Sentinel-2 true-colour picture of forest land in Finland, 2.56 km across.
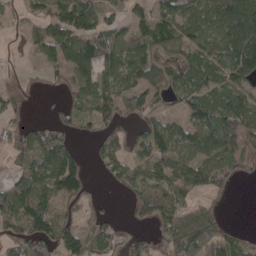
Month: April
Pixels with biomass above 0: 67%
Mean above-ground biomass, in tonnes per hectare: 63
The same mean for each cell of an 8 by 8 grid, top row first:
16 66 99 28 45 83 95 151
1 78 105 88 71 70 70 162
13 20 60 66 80 61 64 80
38 9 58 69 65 27 80 98
46 92 26 54 83 88 89 60
29 112 112 38 52 85 80 35
80 64 53 3 39 67 32 0
49 85 90 44 27 87 86 27
